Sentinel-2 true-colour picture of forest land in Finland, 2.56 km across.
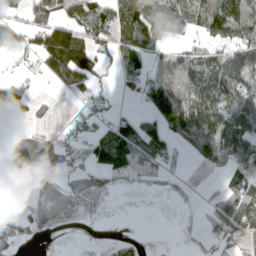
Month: April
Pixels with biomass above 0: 55%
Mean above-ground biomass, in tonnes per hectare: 63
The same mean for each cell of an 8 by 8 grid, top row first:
52 90 74 85 129 100 142 132
56 146 146 69 105 31 68 106
42 51 117 17 78 105 104 107
101 10 25 28 42 151 134 71
148 47 50 138 61 54 110 99
86 28 44 62 15 12 6 53
24 62 7 0 0 1 30 76
32 2 1 18 7 1 21 52
